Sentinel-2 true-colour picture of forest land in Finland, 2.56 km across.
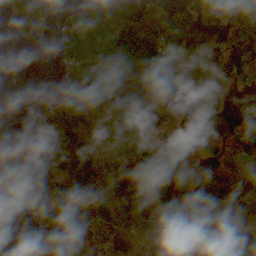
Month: October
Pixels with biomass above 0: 67%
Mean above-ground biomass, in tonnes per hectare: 78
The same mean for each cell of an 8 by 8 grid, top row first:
93 53 66 89 120 91 37 134
3 2 83 116 137 127 82 86
0 0 53 122 183 89 64 55
0 74 141 106 167 68 44 16
0 62 120 43 41 58 33 43
4 123 192 100 87 137 56 98
4 108 144 107 99 81 132 138
0 51 55 116 81 68 68 54
